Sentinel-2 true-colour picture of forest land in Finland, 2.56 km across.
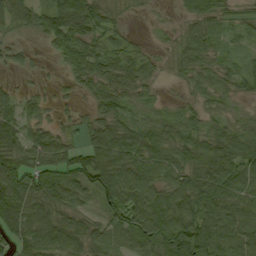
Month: September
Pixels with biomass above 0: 85%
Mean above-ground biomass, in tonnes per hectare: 55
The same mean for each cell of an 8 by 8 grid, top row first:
69 63 105 32 5 12 61 28
22 21 70 54 18 31 54 21
9 6 41 71 50 15 37 47
59 27 18 72 31 29 29 12
58 71 43 89 77 62 60 51
94 75 77 95 74 63 77 54
110 72 46 68 102 90 71 57
60 73 63 46 74 96 86 64
